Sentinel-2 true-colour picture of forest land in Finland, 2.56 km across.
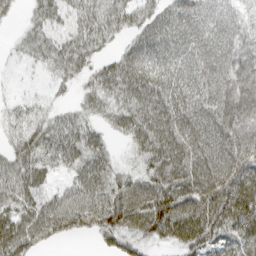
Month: March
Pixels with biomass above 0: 86%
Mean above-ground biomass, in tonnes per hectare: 54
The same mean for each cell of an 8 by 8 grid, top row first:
12 46 46 53 45 57 52 42
15 44 52 19 58 56 61 64
3 13 25 64 69 60 62 99
19 21 26 37 61 62 66 122
33 56 55 17 53 67 74 82
52 27 50 46 44 75 85 83
53 59 74 90 80 88 87 93
76 41 16 42 44 50 63 58
